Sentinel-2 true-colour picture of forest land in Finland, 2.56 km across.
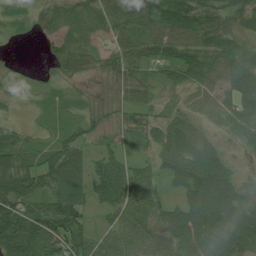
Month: July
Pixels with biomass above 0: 88%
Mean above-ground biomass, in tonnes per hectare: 62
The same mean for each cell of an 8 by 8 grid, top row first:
21 53 69 75 85 112 66 65
4 23 73 44 66 79 77 69
19 22 30 38 39 51 67 81
8 16 30 33 41 35 39 83
78 34 59 27 31 75 50 32
104 72 85 110 60 65 91 29
113 96 63 60 75 55 101 72
142 111 85 50 66 78 90 74
